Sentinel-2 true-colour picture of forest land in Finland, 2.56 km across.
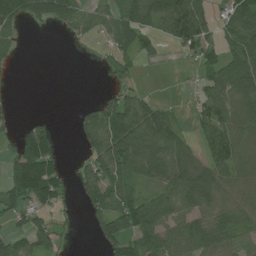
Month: July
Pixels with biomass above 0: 62%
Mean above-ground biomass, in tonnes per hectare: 62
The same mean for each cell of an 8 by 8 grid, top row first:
108 110 80 71 75 135 56 105
28 0 7 53 54 38 48 75
8 0 0 29 11 2 51 111
12 2 30 106 100 21 64 60
44 59 35 132 134 94 62 71
84 85 53 99 83 106 83 54
66 64 21 100 91 93 62 58
52 64 2 85 63 82 78 32
